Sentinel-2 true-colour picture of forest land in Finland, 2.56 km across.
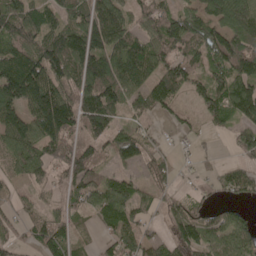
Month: May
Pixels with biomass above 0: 78%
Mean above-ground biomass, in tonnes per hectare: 79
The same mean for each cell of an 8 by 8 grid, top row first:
94 79 91 100 60 94 101 116
100 120 154 115 104 103 122 127
156 127 96 111 92 108 88 108
98 190 120 99 68 45 78 103
96 95 62 61 42 19 10 58
41 39 82 57 39 36 22 65
30 30 49 109 57 51 41 31
32 75 35 65 75 43 65 77
